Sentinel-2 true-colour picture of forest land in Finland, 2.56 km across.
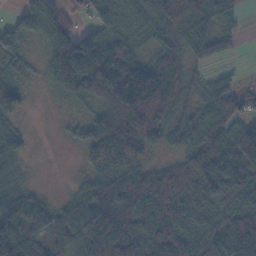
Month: November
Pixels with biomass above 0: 84%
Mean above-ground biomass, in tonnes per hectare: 92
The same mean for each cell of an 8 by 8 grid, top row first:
64 112 26 113 53 169 92 27
68 62 166 109 38 87 67 13
55 36 189 210 166 141 41 21
58 2 22 185 230 92 78 75
52 0 39 140 146 56 89 154
44 0 21 79 81 97 150 121
95 61 78 138 113 160 110 110
118 70 82 150 106 151 77 149
